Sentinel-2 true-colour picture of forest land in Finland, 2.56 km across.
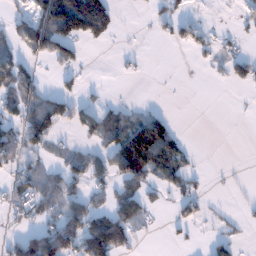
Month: January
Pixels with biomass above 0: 39%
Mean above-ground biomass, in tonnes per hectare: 39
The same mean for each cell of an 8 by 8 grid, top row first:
22 105 212 72 3 33 1 14
38 75 31 5 2 15 21 15
57 6 18 2 4 0 4 32
44 94 47 37 34 4 0 1
69 42 22 58 143 56 0 0
47 50 53 58 61 52 7 2
42 54 58 59 45 23 10 6
43 117 99 121 9 8 15 13
